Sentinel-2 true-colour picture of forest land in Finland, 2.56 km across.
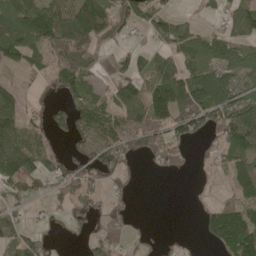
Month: May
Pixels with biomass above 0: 62%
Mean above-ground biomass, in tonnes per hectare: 76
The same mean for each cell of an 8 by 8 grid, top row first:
138 138 146 105 69 44 21 97
129 99 106 31 35 79 103 85
20 36 90 37 72 132 143 86
102 38 81 100 120 132 159 130
137 42 62 123 83 75 32 138
116 67 71 73 12 21 8 98
49 25 42 56 0 0 41 108
91 28 21 69 26 12 44 178
